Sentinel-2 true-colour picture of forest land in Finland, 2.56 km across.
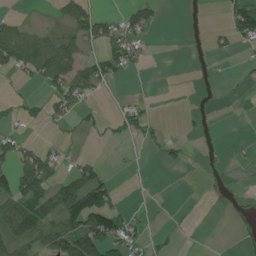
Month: July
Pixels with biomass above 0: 31%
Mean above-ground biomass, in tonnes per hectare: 26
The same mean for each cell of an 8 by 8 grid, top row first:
15 4 52 22 54 0 2 63
91 53 29 49 19 0 6 14
8 41 60 25 0 0 1 5
14 23 23 7 19 0 5 0
43 14 3 5 8 13 0 5
68 56 56 18 0 0 1 0
69 71 131 70 3 2 1 0
68 55 115 71 24 8 0 0
